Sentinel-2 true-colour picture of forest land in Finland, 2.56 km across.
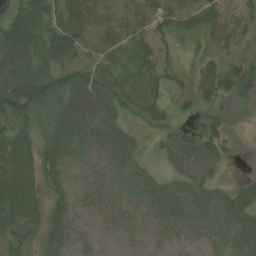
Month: August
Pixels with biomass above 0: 76%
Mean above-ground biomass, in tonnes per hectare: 32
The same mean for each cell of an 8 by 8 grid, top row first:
39 44 71 41 37 48 45 31
68 36 38 47 34 15 19 16
77 50 50 42 33 13 32 35
56 30 55 39 33 13 16 1
50 31 38 41 8 20 28 5
65 28 13 24 22 17 16 9
59 31 17 25 21 37 30 45
38 22 15 8 6 15 19 40
